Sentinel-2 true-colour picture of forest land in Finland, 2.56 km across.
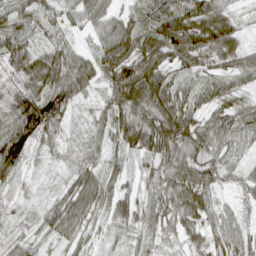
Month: April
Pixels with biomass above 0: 91%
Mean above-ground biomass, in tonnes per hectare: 58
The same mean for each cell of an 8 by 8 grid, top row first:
58 33 46 50 56 102 106 21
63 51 29 86 81 93 85 47
39 90 90 72 125 50 35 37
87 113 16 70 77 94 45 44
123 37 31 45 87 100 76 45
52 12 67 35 41 89 75 34
18 39 82 50 41 84 61 24
29 25 41 18 30 31 37 40
